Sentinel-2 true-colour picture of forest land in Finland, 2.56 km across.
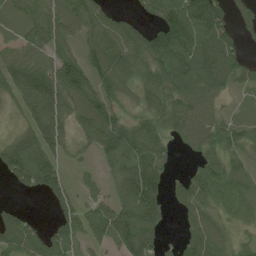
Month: June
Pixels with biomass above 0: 78%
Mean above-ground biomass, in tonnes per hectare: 76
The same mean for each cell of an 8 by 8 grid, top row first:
65 76 84 50 36 115 119 41
47 66 48 110 122 133 115 47
96 97 89 109 93 111 108 55
27 113 68 64 76 96 63 19
70 101 32 112 132 35 68 60
83 100 25 54 167 20 83 62
23 19 65 91 136 36 75 64
101 66 66 100 105 18 108 29
